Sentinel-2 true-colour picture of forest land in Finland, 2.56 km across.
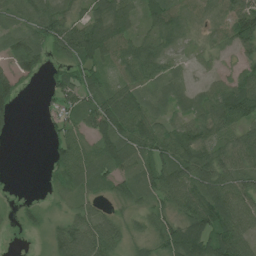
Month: July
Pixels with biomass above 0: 82%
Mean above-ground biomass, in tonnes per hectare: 61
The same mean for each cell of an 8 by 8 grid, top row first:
52 77 42 104 63 73 39 100
72 64 109 95 67 36 31 61
70 25 72 43 72 41 29 66
35 14 69 122 73 41 67 86
3 18 73 113 84 83 63 54
0 18 91 71 59 94 88 66
14 16 44 24 41 62 107 78
2 36 114 76 36 102 95 80
